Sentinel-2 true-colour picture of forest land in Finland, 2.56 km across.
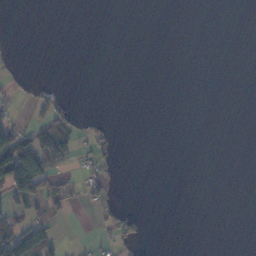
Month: November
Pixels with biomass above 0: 13%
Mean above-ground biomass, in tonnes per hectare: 13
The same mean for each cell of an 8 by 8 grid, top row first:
0 0 0 0 0 0 0 0
3 0 0 0 0 0 0 0
15 4 0 0 0 0 0 0
9 52 16 1 0 0 0 0
73 93 26 28 0 0 0 0
128 63 16 19 0 0 0 0
26 30 9 46 2 0 0 0
97 61 3 27 14 0 0 0
